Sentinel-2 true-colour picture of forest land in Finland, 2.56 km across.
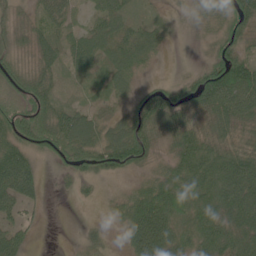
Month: June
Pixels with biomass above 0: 85%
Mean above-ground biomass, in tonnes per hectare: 55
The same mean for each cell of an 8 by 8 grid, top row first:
24 43 14 55 19 11 30 71
32 45 58 48 45 4 22 51
64 45 16 42 11 25 100 125
74 71 47 26 90 97 65 82
71 75 88 85 84 63 67 43
117 9 42 35 27 76 100 108
43 9 2 17 100 92 87 104
49 0 11 11 105 72 86 77
